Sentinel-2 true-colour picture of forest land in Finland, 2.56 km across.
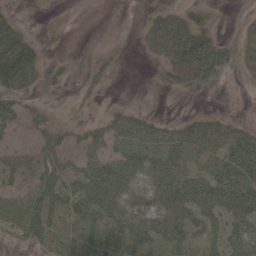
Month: June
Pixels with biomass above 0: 63%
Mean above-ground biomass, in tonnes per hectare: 33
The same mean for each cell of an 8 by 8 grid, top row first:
13 1 0 0 9 35 10 4
58 6 1 15 12 70 61 34
57 26 10 11 0 22 34 4
36 9 4 14 14 1 13 1
11 28 22 38 54 57 43 53
30 47 52 72 50 65 64 74
32 58 56 60 41 67 65 79
17 41 36 29 56 45 39 58
